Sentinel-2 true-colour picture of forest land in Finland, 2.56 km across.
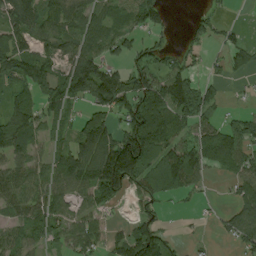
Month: August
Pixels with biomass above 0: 69%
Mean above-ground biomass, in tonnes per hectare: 79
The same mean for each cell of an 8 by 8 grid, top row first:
122 81 85 48 99 4 32 0
130 68 91 59 53 24 27 52
125 140 173 150 108 102 41 11
109 59 45 98 149 106 76 21
95 49 118 165 197 89 81 72
77 71 117 228 119 134 33 62
67 87 43 32 48 5 7 67
60 59 84 52 171 23 6 69
